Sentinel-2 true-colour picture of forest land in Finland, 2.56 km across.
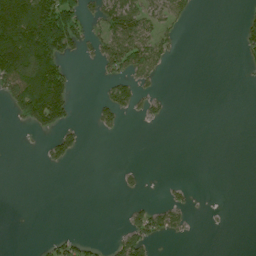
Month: July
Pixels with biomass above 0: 25%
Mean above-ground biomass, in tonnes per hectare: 31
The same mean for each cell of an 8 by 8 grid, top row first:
233 166 76 81 66 45 0 12
143 114 36 80 94 15 0 22
117 114 3 37 39 0 0 1
32 103 2 44 29 1 0 0
1 23 19 0 0 0 0 0
0 0 0 1 10 1 0 0
0 0 0 0 29 44 1 0
0 13 24 18 65 14 0 0
